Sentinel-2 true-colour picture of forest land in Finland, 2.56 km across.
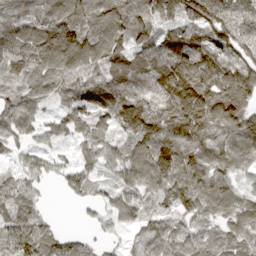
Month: March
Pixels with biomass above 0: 91%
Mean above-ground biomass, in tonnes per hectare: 82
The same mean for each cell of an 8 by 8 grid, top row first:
64 98 104 105 83 104 146 80
82 123 130 102 85 118 106 103
68 90 76 80 69 131 114 103
110 42 75 92 107 123 129 104
56 35 47 54 100 121 86 78
64 54 82 42 103 117 93 45
74 13 22 66 60 69 59 71
94 74 45 20 64 76 58 60
